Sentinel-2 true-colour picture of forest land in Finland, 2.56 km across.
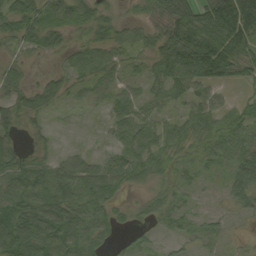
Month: September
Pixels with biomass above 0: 81%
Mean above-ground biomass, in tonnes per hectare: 51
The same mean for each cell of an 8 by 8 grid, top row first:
75 66 52 26 25 107 107 202
29 46 28 43 35 159 174 105
31 26 32 38 42 91 92 42
47 30 8 35 37 21 48 34
21 17 8 23 50 40 38 49
70 69 69 62 40 29 13 64
61 75 70 43 23 31 7 35
94 76 77 28 18 23 25 7
